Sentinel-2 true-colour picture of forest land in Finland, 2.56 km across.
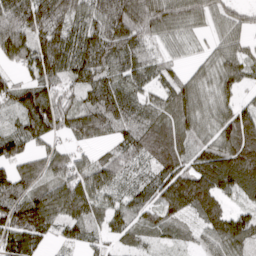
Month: March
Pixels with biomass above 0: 91%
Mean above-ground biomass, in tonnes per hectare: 83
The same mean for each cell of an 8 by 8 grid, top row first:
119 137 81 155 136 99 72 53
115 108 106 136 64 36 27 60
51 81 81 81 61 58 55 81
71 150 95 97 81 117 70 86
90 52 40 48 100 89 68 135
86 77 81 77 40 123 124 124
115 129 112 48 66 95 111 44
104 42 56 33 32 27 48 101
